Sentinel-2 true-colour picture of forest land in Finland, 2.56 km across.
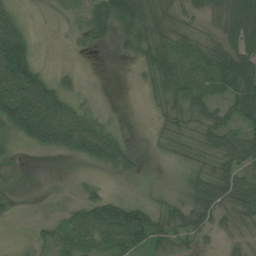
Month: July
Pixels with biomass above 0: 76%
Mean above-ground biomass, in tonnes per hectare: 45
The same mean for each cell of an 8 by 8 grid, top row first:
34 4 26 75 79 53 43 84
107 0 10 15 58 65 49 63
117 51 10 0 22 74 71 90
102 90 37 3 3 42 47 62
20 57 68 58 3 45 50 58
46 4 6 14 8 10 60 57
18 10 45 93 60 45 67 50
3 37 60 70 75 50 19 21
